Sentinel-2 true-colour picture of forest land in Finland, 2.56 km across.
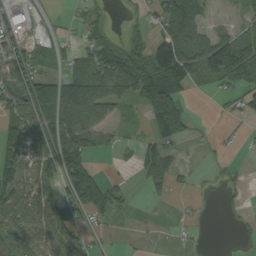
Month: September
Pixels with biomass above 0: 58%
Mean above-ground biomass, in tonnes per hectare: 63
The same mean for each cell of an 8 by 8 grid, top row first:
88 15 25 10 29 129 38 29
93 45 39 66 55 147 108 117
110 82 109 117 132 127 60 79
94 121 119 45 53 106 1 40
103 109 106 29 41 53 8 12
91 78 162 17 51 35 6 14
93 104 124 59 3 6 2 11
101 102 65 14 4 9 2 6
